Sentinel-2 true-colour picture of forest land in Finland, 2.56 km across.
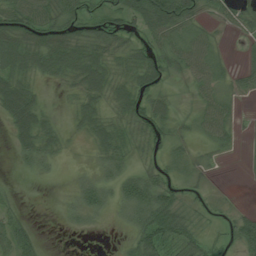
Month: July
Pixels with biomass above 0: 69%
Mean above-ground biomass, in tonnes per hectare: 32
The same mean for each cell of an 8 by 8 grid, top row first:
53 47 40 46 78 93 18 37
70 67 44 41 40 41 33 8
53 21 41 37 44 13 43 25
66 17 31 23 44 16 49 12
31 33 5 42 20 23 23 9
4 8 9 28 37 19 7 1
14 0 31 21 67 51 9 8
45 1 1 1 63 71 21 58
